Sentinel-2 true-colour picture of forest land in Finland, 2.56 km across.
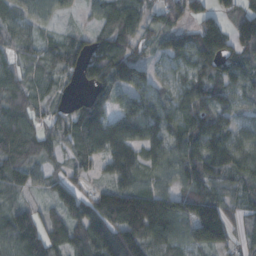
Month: October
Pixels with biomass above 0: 89%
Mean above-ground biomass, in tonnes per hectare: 91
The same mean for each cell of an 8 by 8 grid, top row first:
86 68 23 84 56 68 72 99
65 59 81 81 57 93 142 98
89 63 57 117 86 66 97 86
93 52 59 74 106 94 109 59
89 72 88 117 98 96 139 93
91 60 46 70 76 86 115 78
86 43 109 177 187 131 137 56
140 137 129 167 141 94 127 41
